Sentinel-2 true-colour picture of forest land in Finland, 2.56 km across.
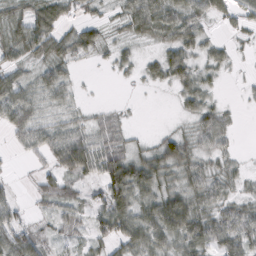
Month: February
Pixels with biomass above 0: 75%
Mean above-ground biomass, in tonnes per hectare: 38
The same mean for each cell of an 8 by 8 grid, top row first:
37 61 24 13 70 52 35 30
50 59 50 20 11 49 27 6
44 48 9 4 17 41 21 4
65 24 15 17 0 8 41 7
19 53 68 46 16 59 37 5
6 35 44 77 74 44 45 24
31 29 33 80 52 91 46 38
74 26 18 56 63 55 62 51
